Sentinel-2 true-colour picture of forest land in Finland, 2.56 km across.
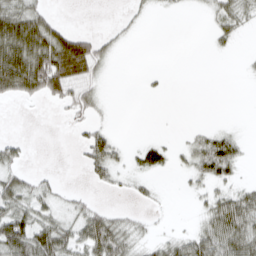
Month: March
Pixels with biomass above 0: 43%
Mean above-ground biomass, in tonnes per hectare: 23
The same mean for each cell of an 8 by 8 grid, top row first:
68 28 0 1 6 2 7 20
90 79 70 13 0 0 3 3
88 84 52 2 3 0 0 1
0 1 25 2 0 0 0 0
16 0 13 26 9 7 41 19
28 9 2 18 13 5 36 13
43 27 20 13 7 1 25 50
63 64 47 69 18 23 51 55
